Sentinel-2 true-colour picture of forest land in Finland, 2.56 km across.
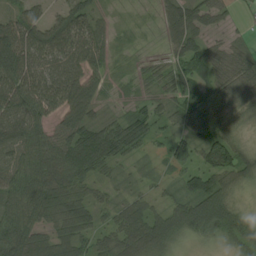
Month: August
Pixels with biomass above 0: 83%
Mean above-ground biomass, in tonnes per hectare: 54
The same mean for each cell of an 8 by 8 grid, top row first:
55 39 62 12 0 62 49 9
114 98 80 25 2 41 44 29
98 80 80 16 26 58 39 65
92 66 79 13 39 49 38 33
76 73 86 84 36 55 55 41
71 90 62 21 12 26 65 58
80 68 55 31 33 43 101 42
86 59 51 45 70 47 47 68
